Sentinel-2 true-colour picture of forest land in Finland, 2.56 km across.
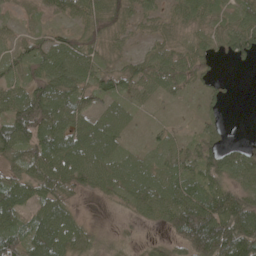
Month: May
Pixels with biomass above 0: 86%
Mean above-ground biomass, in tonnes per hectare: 56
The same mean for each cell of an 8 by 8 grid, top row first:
20 32 52 53 37 36 49 55
40 66 65 32 19 43 42 64
50 70 64 50 61 64 28 1
87 103 56 46 15 9 28 0
96 82 45 36 17 36 50 16
44 80 66 68 65 74 76 67
74 68 16 15 60 104 115 116
85 96 64 30 17 56 167 144
